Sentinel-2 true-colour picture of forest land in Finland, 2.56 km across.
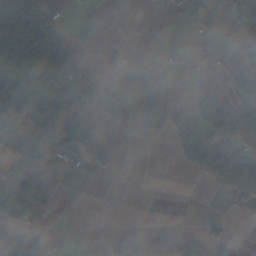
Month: November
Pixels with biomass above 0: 35%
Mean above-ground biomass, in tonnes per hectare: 44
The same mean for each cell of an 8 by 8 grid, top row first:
148 58 0 0 1 31 30 81
210 90 13 1 1 8 6 9
155 113 84 3 0 1 8 87
147 132 51 58 48 38 80 75
130 121 109 8 5 48 79 45
26 21 12 16 0 0 38 57
133 57 0 1 2 0 0 10
27 10 0 23 11 24 33 0
